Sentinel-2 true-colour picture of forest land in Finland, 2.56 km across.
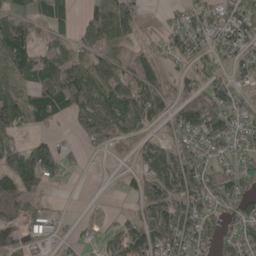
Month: May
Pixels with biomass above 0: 65%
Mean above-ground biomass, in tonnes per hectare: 58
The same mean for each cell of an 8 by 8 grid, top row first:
106 76 25 142 26 26 64 71
88 58 51 53 22 50 46 48
55 73 102 72 76 32 53 38
123 76 67 99 70 58 113 54
56 57 15 37 31 47 56 37
117 80 2 2 65 107 72 51
48 17 3 9 61 86 64 55
13 33 26 45 100 66 59 66
